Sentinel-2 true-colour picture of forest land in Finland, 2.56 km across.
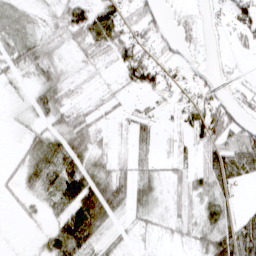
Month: March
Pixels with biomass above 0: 64%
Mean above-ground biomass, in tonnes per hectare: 33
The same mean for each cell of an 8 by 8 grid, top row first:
33 14 63 66 40 14 9 43
39 34 30 63 48 22 6 15
12 36 9 10 68 28 21 14
7 36 29 17 19 24 64 28
6 47 50 20 24 19 48 65
26 55 66 61 34 22 48 41
13 25 83 59 28 19 36 18
1 28 78 19 6 13 41 77
